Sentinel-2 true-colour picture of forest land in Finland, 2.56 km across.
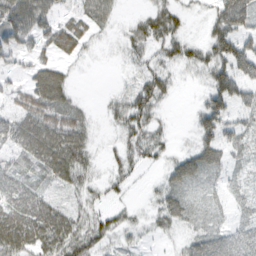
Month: March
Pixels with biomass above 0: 73%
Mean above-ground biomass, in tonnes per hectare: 41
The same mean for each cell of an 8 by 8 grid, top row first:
71 50 41 26 31 46 25 107
69 45 38 5 36 45 61 93
22 74 3 1 37 18 39 90
53 65 26 21 51 1 76 39
52 88 64 8 53 8 56 40
38 40 43 22 8 41 36 21
56 52 27 23 9 43 20 22
64 65 52 29 9 13 53 61
